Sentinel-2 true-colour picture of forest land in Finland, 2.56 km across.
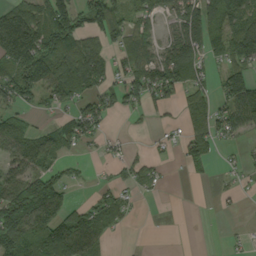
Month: September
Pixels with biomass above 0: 60%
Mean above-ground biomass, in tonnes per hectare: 69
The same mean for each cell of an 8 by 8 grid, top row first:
126 117 84 93 56 60 111 130
189 141 128 42 63 73 81 124
122 117 81 54 86 128 50 117
48 25 73 52 39 23 77 116
104 88 43 14 6 23 63 19
79 97 15 18 45 1 20 16
194 155 49 73 2 0 4 6
140 174 141 19 0 0 5 8
